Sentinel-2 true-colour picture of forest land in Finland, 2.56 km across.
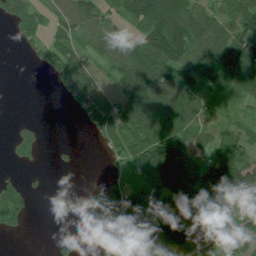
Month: July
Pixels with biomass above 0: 67%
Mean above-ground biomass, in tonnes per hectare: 81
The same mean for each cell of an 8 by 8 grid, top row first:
74 47 105 54 165 178 89 101
12 70 72 82 142 168 105 137
0 22 130 69 185 135 103 152
0 0 56 123 142 145 58 32
54 9 6 72 149 139 62 67
14 7 2 32 83 148 97 113
83 0 36 132 83 104 154 68
5 5 11 63 87 164 114 52
